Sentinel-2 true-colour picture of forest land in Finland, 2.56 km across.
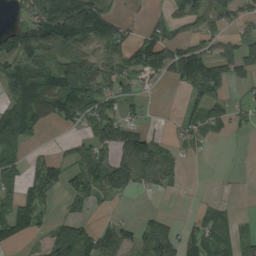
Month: August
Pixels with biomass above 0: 59%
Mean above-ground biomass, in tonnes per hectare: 65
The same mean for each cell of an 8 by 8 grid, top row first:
28 142 200 78 16 50 82 47
125 96 98 83 96 77 51 78
123 103 98 93 40 54 113 41
136 75 96 77 24 9 63 29
72 6 40 95 98 30 23 1
45 77 75 120 95 26 0 3
75 31 36 10 9 1 33 8
45 60 117 94 50 78 92 59
